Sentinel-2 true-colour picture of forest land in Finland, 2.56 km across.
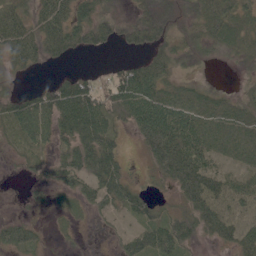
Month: June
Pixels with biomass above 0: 79%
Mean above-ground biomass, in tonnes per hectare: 51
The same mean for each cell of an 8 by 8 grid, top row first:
57 76 68 31 31 30 56 47
72 63 40 21 39 35 27 38
11 10 44 41 74 33 6 10
68 85 124 66 92 76 53 44
30 46 91 62 62 136 65 55
5 26 66 95 13 124 101 45
2 14 26 42 50 30 80 49
75 15 7 13 87 89 25 60
